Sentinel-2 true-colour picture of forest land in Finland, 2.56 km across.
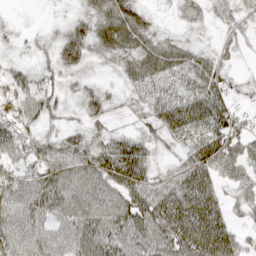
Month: April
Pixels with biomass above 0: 90%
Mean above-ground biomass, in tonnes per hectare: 49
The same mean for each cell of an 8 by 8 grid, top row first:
6 5 27 68 36 16 27 32
15 25 62 58 60 45 18 20
40 37 26 12 55 45 62 22
27 43 28 26 38 85 82 38
43 44 54 58 46 36 83 56
47 61 66 76 63 49 60 47
57 64 67 65 91 95 77 29
56 53 66 70 66 90 105 40
